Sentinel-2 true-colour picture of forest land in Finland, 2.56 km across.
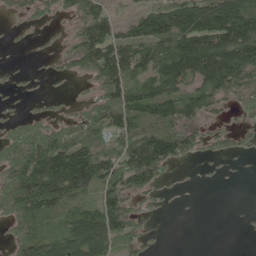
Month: May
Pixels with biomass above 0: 65%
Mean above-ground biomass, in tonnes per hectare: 74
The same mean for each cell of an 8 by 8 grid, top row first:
16 28 66 52 86 123 138 151
2 8 92 128 101 152 181 190
7 6 18 104 81 126 148 109
13 25 33 81 87 104 60 26
80 119 118 57 133 97 33 22
122 184 185 93 109 7 3 0
97 110 72 125 28 2 0 1
54 91 142 96 31 0 0 0
